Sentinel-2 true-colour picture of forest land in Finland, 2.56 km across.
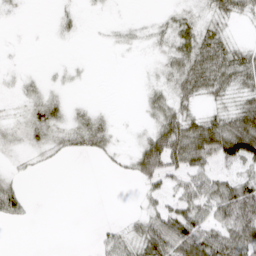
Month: April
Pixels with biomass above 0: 53%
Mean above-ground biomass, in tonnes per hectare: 27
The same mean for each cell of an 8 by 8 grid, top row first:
2 1 8 2 3 15 20 22
1 0 0 6 7 30 51 26
6 6 3 0 4 37 58 39
7 39 15 6 13 43 27 60
17 26 28 17 44 92 106 112
14 1 0 4 42 36 42 46
36 0 0 0 17 45 50 87
0 0 0 28 54 83 80 77
